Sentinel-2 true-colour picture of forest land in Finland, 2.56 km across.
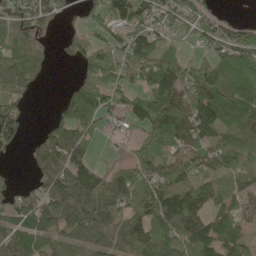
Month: May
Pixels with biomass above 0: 77%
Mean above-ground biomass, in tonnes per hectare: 76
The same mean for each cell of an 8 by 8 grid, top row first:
79 64 28 88 84 79 71 24
73 10 58 71 122 30 64 129
86 8 58 80 75 120 80 73
70 14 131 60 91 109 87 74
51 97 103 3 67 80 64 48
11 97 114 56 99 108 38 38
77 127 137 86 116 138 68 56
86 56 56 60 102 116 128 61
